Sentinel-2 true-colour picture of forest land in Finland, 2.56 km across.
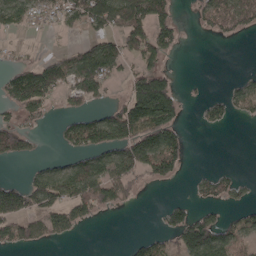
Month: April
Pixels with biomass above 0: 45%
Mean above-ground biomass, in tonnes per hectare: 61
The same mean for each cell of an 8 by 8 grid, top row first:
69 39 71 116 141 50 57 86
16 9 47 84 110 37 0 0
94 114 101 48 113 31 3 26
54 27 54 60 189 86 39 38
78 2 81 128 149 77 0 0
9 82 104 107 58 43 39 20
116 87 86 40 0 49 43 37
77 40 5 0 41 70 162 74
